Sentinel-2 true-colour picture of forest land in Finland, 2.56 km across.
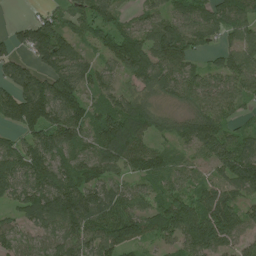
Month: July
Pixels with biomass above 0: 87%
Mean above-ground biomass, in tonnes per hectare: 94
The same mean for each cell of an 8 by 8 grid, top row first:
2 51 75 77 49 79 90 96
61 140 53 106 114 112 38 80
108 107 118 60 92 97 70 101
129 145 121 116 110 39 103 50
64 124 100 171 75 54 107 95
115 119 116 75 85 71 53 138
67 150 182 119 70 116 116 93
71 77 115 120 77 79 138 70
